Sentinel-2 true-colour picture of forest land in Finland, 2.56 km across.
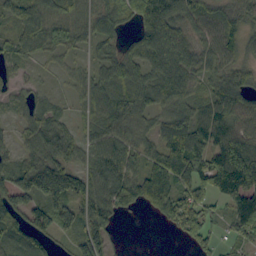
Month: September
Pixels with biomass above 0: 84%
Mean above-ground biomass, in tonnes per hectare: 68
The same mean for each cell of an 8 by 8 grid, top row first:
70 79 63 69 86 89 75 58
59 60 34 36 85 92 56 59
30 12 36 73 65 82 46 62
25 41 18 80 70 78 69 82
36 81 46 84 58 111 81 104
71 122 70 84 89 110 98 162
85 104 72 81 52 111 63 108
56 49 63 45 0 17 61 48
